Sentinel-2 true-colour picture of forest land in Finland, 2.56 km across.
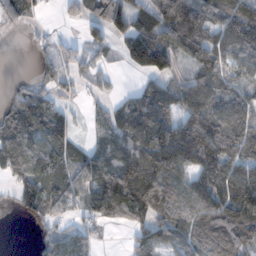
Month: November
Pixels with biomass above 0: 75%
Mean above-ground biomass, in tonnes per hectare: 83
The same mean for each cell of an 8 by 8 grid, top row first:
53 10 34 107 80 150 109 142
0 26 33 38 189 103 107 112
12 42 34 16 37 54 97 60
101 97 13 49 136 93 108 100
162 99 45 94 127 188 171 124
75 95 71 122 154 80 132 114
38 75 48 107 122 89 105 128
0 49 61 2 57 71 90 91
